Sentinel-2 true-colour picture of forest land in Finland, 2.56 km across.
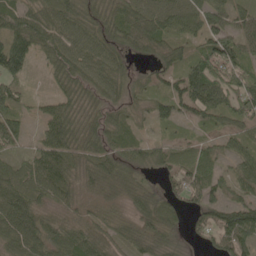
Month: May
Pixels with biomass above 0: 88%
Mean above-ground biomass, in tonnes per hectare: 64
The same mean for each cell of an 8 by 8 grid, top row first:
74 83 66 60 88 79 76 47
100 72 78 58 63 50 66 64
55 23 68 70 25 61 127 89
49 47 60 43 33 52 80 86
43 89 68 55 44 29 25 53
70 111 57 84 31 56 64 60
109 54 42 42 67 41 70 81
94 86 87 47 66 32 33 86
